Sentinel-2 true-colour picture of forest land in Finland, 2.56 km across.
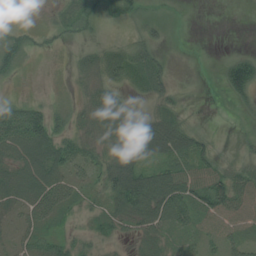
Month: July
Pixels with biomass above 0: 71%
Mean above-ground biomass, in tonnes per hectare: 41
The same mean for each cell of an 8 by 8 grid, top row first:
15 8 48 18 20 1 0 0
50 12 14 29 53 0 0 5
15 1 25 49 53 15 0 103
79 56 26 92 22 32 1 9
81 86 57 54 105 75 26 7
69 85 37 70 76 70 72 47
40 71 30 40 86 88 78 60
32 41 29 20 38 26 32 50
